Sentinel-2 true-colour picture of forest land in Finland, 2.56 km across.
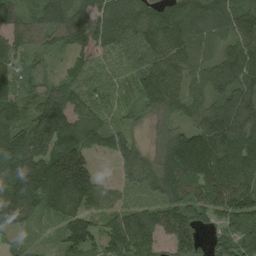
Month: August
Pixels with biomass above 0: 93%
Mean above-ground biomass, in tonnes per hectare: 118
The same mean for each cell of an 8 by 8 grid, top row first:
97 118 108 102 84 140 153 123
102 59 82 98 139 144 85 139
88 51 87 89 138 106 104 136
85 137 123 92 65 75 115 158
137 144 161 100 52 143 164 168
166 215 221 33 125 175 158 136
169 89 143 86 106 141 129 135
48 15 141 122 127 130 70 161
